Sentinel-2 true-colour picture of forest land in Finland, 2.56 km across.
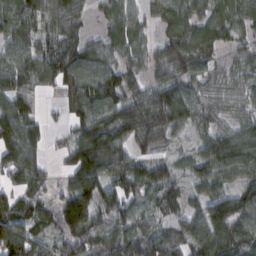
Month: February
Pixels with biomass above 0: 88%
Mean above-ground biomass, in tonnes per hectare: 87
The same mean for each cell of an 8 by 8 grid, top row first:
108 99 63 71 56 86 75 80
99 81 92 76 60 107 73 56
104 77 112 96 66 90 59 73
96 19 95 121 134 132 65 59
133 37 119 131 79 37 85 125
75 41 124 90 90 59 83 75
95 61 169 114 47 58 101 102
94 57 100 96 86 84 134 114
